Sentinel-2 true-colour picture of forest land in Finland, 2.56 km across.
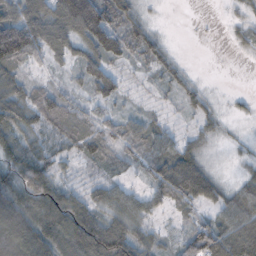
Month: November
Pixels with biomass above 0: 80%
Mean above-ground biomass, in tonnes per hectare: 52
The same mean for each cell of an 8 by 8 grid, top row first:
62 18 115 74 24 0 1 13
175 18 16 70 56 8 0 14
53 23 33 68 15 28 4 0
66 78 39 27 20 8 25 9
53 40 55 43 54 47 18 7
61 71 15 24 27 105 65 16
117 115 75 58 54 35 36 74
132 103 149 169 51 37 126 118
